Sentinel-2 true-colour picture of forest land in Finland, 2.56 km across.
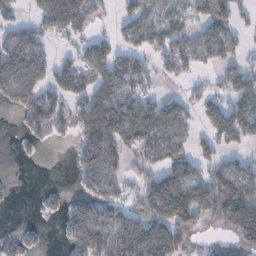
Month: January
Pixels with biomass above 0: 61%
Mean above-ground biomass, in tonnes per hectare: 64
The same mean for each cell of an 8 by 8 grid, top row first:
35 97 86 14 64 46 64 35
90 34 40 58 53 86 84 36
109 70 70 89 56 36 19 95
56 119 69 129 104 72 70 98
13 13 50 95 72 60 43 48
2 0 47 52 57 81 63 78
4 26 66 81 77 131 53 110
45 10 91 116 143 94 21 49
